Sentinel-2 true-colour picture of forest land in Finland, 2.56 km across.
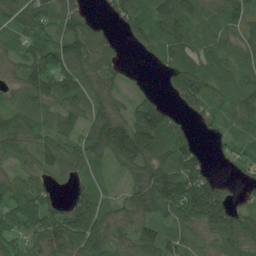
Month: July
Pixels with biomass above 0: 83%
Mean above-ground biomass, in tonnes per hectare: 70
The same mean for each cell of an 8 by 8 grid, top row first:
68 82 66 28 71 115 62 70
42 93 102 41 37 86 62 66
50 107 81 48 4 68 86 52
60 61 60 79 99 34 55 58
76 73 66 132 161 86 13 41
54 56 44 18 88 109 70 23
75 79 81 49 94 102 199 51
46 98 88 72 81 52 42 81
